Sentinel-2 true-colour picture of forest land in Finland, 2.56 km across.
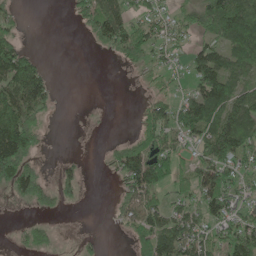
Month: May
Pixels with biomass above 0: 59%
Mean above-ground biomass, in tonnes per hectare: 62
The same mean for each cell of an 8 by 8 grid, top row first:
29 0 36 124 60 38 104 146
93 0 0 53 81 35 80 131
148 63 0 0 12 19 142 74
154 38 1 1 35 76 123 107
184 12 1 14 74 64 107 107
113 24 32 22 159 82 96 65
6 23 6 17 90 58 88 53
15 31 16 1 64 130 82 127
